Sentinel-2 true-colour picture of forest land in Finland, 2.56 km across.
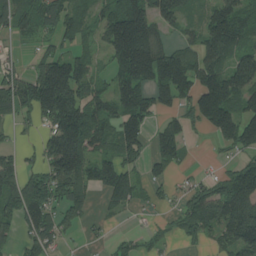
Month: July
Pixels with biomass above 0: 71%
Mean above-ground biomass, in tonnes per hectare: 119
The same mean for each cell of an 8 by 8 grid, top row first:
108 130 81 135 206 119 107 160
18 49 58 139 251 84 149 128
123 253 159 101 186 245 151 184
87 175 193 136 165 91 192 158
37 127 207 98 99 145 10 129
104 149 158 149 67 39 53 166
130 139 95 47 38 49 170 184
58 104 24 36 41 38 61 171
